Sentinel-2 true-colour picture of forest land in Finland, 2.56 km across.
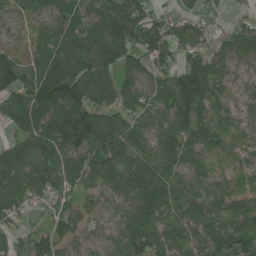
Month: July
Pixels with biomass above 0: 88%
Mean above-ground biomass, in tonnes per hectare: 102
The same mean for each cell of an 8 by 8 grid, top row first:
50 88 65 133 119 46 29 19
74 116 136 212 149 103 75 99
121 209 227 152 111 86 104 43
98 196 222 121 88 117 62 58
90 142 188 138 67 105 59 48
123 107 116 73 108 107 68 76
68 33 69 65 131 119 112 108
38 87 62 81 127 82 93 89
